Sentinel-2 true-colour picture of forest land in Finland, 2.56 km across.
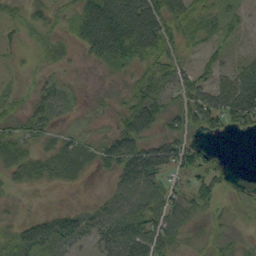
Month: September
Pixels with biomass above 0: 73%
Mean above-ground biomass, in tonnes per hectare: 38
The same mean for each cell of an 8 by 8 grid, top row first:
21 20 52 109 107 60 42 19
14 31 26 96 91 45 24 6
7 18 9 19 38 53 30 39
28 45 12 24 77 53 73 85
54 24 33 49 50 54 11 0
29 28 21 26 78 26 42 2
7 7 15 45 61 52 24 13
34 41 25 54 73 41 21 18
